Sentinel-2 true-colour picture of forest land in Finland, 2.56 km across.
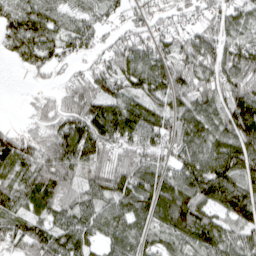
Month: April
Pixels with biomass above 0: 88%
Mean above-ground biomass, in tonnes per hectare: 79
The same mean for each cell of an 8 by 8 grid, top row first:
82 86 52 37 45 44 50 67
63 88 53 53 76 69 87 95
0 18 61 79 107 100 74 89
1 41 107 111 100 89 88 128
93 81 130 88 83 78 99 126
73 106 74 89 100 90 139 101
64 73 77 69 87 133 85 112
68 93 88 60 65 57 77 71
